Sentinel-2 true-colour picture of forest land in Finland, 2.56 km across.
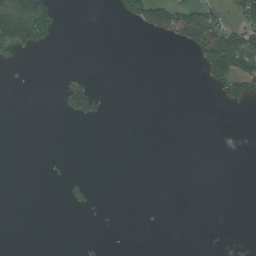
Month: July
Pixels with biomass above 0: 12%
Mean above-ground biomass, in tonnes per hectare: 20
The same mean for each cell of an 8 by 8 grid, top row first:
160 94 0 9 87 97 62 51
78 18 0 0 0 11 139 134
2 0 36 0 0 0 52 105
0 0 75 3 0 0 0 4
0 0 0 0 0 0 0 0
0 3 6 0 0 0 0 0
0 0 15 0 1 0 0 0
0 0 5 0 0 0 0 0
